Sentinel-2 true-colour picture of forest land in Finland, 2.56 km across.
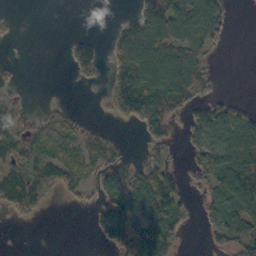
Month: October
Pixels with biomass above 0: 54%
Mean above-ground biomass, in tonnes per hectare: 48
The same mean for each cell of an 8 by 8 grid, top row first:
4 0 0 2 80 110 90 0
1 0 53 43 121 103 54 0
24 0 21 59 108 125 47 0
30 16 5 38 96 57 69 52
54 38 42 36 29 18 75 112
56 77 47 66 66 51 69 141
45 15 12 63 94 59 34 92
0 0 1 48 95 40 16 63
